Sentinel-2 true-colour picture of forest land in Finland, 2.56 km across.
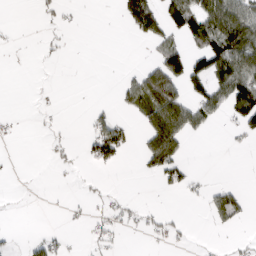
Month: March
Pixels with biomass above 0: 28%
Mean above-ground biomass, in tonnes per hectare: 29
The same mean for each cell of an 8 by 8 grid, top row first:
0 11 3 1 88 74 98 97
2 8 0 0 4 62 83 129
0 1 0 1 68 99 81 98
2 3 1 19 56 97 53 78
1 8 13 94 38 78 1 6
1 0 6 2 13 43 6 0
3 2 5 21 13 2 30 42
6 26 3 19 6 14 2 8
